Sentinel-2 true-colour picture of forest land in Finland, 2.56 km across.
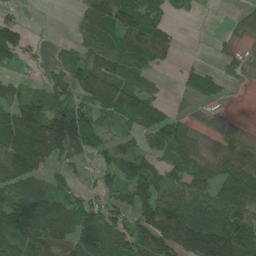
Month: June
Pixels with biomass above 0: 70%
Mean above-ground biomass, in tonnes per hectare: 71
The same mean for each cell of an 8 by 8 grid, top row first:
22 0 30 99 82 18 1 15
81 9 35 64 124 40 1 10
33 33 56 71 44 17 47 11
138 124 105 68 92 32 35 2
157 190 118 56 35 94 20 46
93 41 18 54 88 60 92 103
121 120 93 61 91 104 108 99
78 114 92 106 90 130 189 153
